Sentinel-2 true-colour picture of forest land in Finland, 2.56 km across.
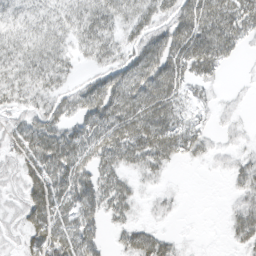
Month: March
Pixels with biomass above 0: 77%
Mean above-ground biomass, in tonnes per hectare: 38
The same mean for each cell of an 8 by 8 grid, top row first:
32 35 41 43 39 51 73 61
37 41 26 35 54 64 69 22
35 38 21 57 69 56 26 2
24 42 46 67 72 41 8 5
33 67 54 63 66 52 20 7
22 64 52 43 23 2 2 29
19 69 54 40 8 8 0 28
14 66 62 11 49 15 1 32
